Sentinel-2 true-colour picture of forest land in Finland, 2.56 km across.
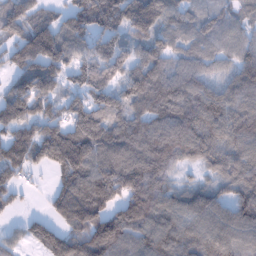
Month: January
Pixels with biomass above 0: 88%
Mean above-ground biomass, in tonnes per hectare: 122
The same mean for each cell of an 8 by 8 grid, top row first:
96 67 143 180 177 93 55 55
89 186 99 118 92 79 77 88
81 142 105 124 149 117 90 134
148 92 138 130 105 126 157 133
144 228 223 159 138 143 137 120
75 34 169 162 154 50 53 128
32 53 200 134 190 126 135 116
41 155 153 182 124 157 131 99
